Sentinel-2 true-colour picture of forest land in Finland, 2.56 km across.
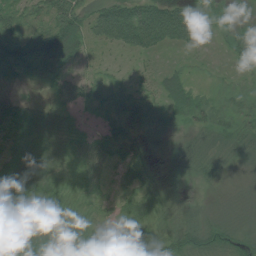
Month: July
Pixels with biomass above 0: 91%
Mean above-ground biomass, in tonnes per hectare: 36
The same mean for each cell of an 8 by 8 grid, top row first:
40 55 59 83 85 75 19 13
58 101 48 31 52 30 5 43
20 28 29 19 15 38 13 15
45 24 16 27 38 35 39 32
41 32 41 38 18 18 16 24
67 38 39 23 32 21 16 8
55 33 33 27 52 22 11 12
51 40 63 47 44 50 45 32
